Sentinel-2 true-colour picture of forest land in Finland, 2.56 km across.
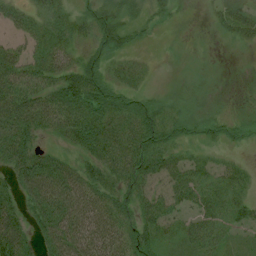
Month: July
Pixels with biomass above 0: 72%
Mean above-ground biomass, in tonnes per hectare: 41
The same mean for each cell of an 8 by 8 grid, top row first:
36 34 29 47 21 11 11 62
30 50 23 33 7 0 0 8
61 50 75 33 14 1 1 0
88 71 76 61 51 20 12 6
83 18 59 70 62 30 15 11
62 89 57 58 61 55 33 30
51 94 68 57 47 41 46 35
82 53 63 54 50 22 42 12
